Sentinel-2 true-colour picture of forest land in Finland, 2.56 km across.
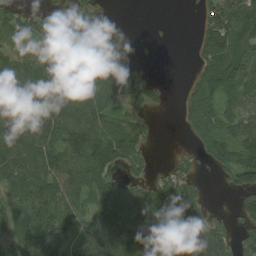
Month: August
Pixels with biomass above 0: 73%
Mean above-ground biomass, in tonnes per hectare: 70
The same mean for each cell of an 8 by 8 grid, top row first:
55 63 67 11 0 0 69 106
40 80 90 48 4 1 89 105
85 129 119 104 49 0 83 98
42 84 105 66 36 14 86 66
100 86 120 105 50 2 56 75
87 95 103 57 44 63 10 87
68 89 56 103 106 106 27 53
79 105 51 138 94 104 122 65
